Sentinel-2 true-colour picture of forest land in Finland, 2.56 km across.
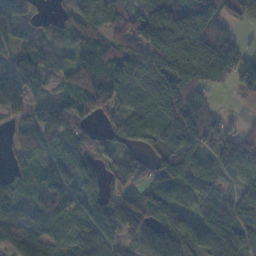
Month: November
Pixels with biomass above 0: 87%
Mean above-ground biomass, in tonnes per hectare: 88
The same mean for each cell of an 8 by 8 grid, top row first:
106 24 85 99 135 184 158 50
66 59 74 89 158 188 157 55
139 53 65 92 169 203 93 60
51 71 60 52 72 136 81 4
43 70 80 54 51 105 71 83
50 76 119 63 59 99 62 60
65 104 68 94 115 101 71 90
67 71 79 72 71 122 95 94
